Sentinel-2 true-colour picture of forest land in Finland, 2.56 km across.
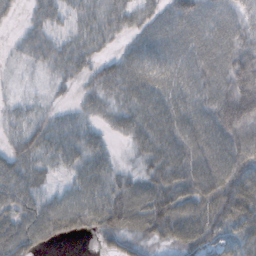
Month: October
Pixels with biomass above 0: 86%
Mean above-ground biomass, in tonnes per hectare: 54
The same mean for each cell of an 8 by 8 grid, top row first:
12 46 46 53 45 57 52 42
15 44 52 19 58 56 61 64
3 13 25 64 69 60 62 99
19 21 26 37 61 62 66 122
33 56 55 17 53 67 74 82
52 27 50 46 44 75 85 83
53 59 74 90 80 88 87 93
76 41 16 42 44 50 63 58
